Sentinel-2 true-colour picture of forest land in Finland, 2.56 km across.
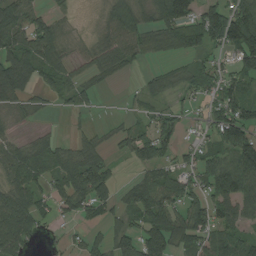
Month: August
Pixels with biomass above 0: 69%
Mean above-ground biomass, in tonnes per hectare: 64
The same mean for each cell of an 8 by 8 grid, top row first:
90 44 3 79 63 126 91 113
92 95 20 65 59 46 56 128
97 55 38 24 24 47 69 65
32 15 31 3 26 35 47 89
45 50 43 25 72 49 44 130
71 57 115 46 44 74 74 120
119 44 70 48 107 88 90 68
97 11 28 57 98 84 75 70
